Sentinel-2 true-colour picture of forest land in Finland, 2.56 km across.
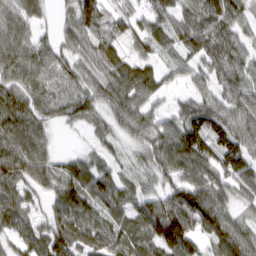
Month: March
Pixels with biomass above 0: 91%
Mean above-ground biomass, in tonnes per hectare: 73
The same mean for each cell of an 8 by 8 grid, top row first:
70 22 108 74 60 63 97 69
81 58 55 67 50 59 91 75
73 68 70 86 89 26 48 85
96 73 80 65 63 39 74 74
99 44 10 35 59 101 85 75
86 72 96 64 43 80 85 86
76 44 100 72 83 127 127 43
50 92 80 81 75 136 64 97
